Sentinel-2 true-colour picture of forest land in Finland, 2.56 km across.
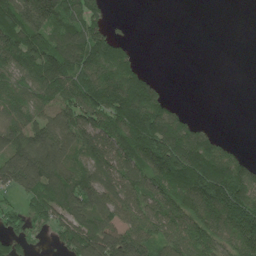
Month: June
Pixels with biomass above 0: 70%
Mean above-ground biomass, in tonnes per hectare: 122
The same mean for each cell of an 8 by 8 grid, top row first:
214 223 154 32 0 0 0 0
194 182 193 149 3 0 0 0
135 183 158 172 96 0 0 0
113 94 176 182 204 79 0 0
133 194 153 172 202 201 138 14
189 202 134 130 162 193 223 154
44 132 156 135 145 156 202 196
58 22 156 175 187 163 160 175
